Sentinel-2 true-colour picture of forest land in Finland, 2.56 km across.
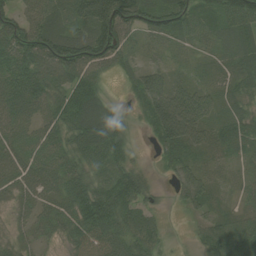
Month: August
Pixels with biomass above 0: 89%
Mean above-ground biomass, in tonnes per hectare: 65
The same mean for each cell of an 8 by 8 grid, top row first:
67 71 79 167 73 77 38 93
105 109 111 119 27 27 21 64
103 97 90 20 71 30 26 55
73 63 106 45 47 155 77 45
60 67 83 101 7 103 65 60
65 65 67 67 35 54 43 20
26 49 96 111 44 17 54 23
25 25 60 73 71 4 63 82
